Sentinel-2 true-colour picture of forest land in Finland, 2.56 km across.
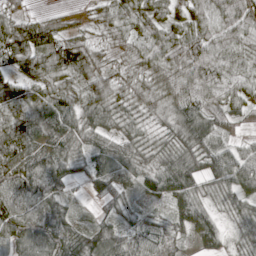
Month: April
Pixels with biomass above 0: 93%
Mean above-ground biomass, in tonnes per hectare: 61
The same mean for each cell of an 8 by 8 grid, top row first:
41 19 14 52 61 52 73 100
84 91 77 40 68 93 113 68
50 73 45 58 49 102 120 64
78 94 73 58 41 81 82 38
91 68 48 54 43 53 56 32
76 80 30 76 64 95 65 88
82 57 15 32 27 37 35 39
72 62 65 65 52 32 51 34
